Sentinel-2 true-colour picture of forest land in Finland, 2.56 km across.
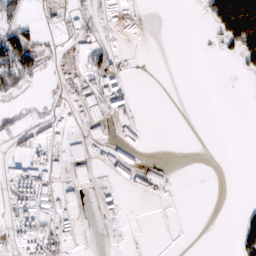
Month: February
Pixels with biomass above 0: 25%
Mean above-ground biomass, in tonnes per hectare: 22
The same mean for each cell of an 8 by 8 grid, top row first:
24 5 22 4 0 0 41 247
99 9 48 12 0 0 3 92
60 3 40 47 0 0 0 2
7 10 34 62 1 0 0 0
8 24 42 25 10 0 0 0
30 45 28 26 52 5 0 0
30 41 52 18 0 0 0 7
16 36 15 1 0 0 0 41
